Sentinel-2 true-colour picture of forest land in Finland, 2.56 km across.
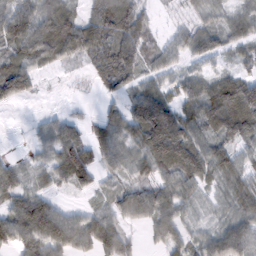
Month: February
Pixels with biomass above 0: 83%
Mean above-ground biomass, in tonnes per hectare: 67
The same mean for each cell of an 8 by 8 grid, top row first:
96 88 60 110 50 12 39 44
71 96 90 107 75 46 64 39
111 7 7 82 53 49 62 80
3 18 15 46 125 96 111 136
2 56 78 67 95 142 74 54
51 43 58 37 53 80 64 63
76 83 26 67 95 70 33 66
85 122 83 113 24 66 57 97
